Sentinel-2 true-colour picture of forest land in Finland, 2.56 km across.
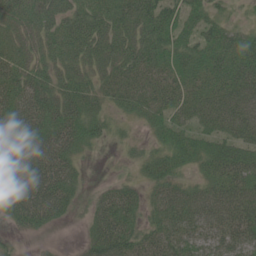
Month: June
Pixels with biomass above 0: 87%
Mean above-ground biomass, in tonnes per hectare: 49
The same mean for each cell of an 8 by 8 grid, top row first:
51 56 57 69 72 48 36 9
45 41 59 52 61 50 48 54
65 49 49 46 49 44 48 64
72 68 59 30 40 43 59 79
73 74 54 18 14 37 36 58
64 90 33 9 27 31 32 63
60 79 17 69 36 56 64 66
12 5 11 88 45 56 49 58
